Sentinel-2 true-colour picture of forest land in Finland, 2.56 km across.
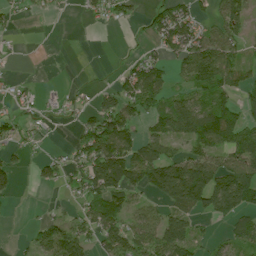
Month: July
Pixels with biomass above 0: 56%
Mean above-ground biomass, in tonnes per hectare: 60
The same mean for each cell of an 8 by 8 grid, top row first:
24 13 15 41 28 97 33 69
8 0 0 1 22 74 111 52
18 1 3 19 112 29 115 62
35 25 35 65 61 133 124 77
37 19 42 80 85 59 97 102
23 26 59 70 93 180 150 146
3 9 38 95 54 87 103 132
7 65 58 96 97 145 40 72
